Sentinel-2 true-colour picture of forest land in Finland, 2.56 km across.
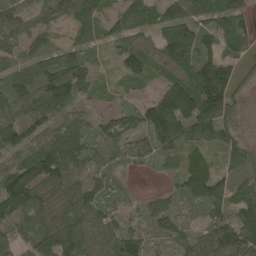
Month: May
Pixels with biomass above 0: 90%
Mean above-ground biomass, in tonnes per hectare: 92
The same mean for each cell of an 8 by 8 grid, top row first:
74 56 72 68 101 105 97 98
68 61 64 55 80 183 108 97
105 130 116 26 51 96 199 66
88 84 54 54 81 203 193 40
90 120 109 99 66 114 93 75
134 153 78 51 7 55 120 54
121 127 131 49 38 50 69 87
69 150 131 101 65 62 107 122
